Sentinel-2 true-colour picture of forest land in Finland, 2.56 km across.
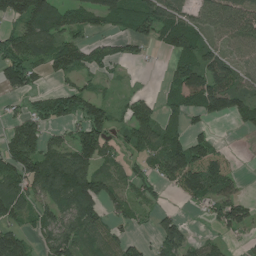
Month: July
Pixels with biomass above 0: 67%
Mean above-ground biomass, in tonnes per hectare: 73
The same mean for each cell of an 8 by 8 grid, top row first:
105 131 78 99 94 81 58 92
97 92 71 35 31 78 61 52
92 28 35 17 2 80 130 62
25 70 83 54 55 60 102 82
113 76 121 46 61 89 84 1
108 137 147 57 50 121 152 38
98 72 127 51 36 17 43 94
109 66 80 67 26 108 37 15
